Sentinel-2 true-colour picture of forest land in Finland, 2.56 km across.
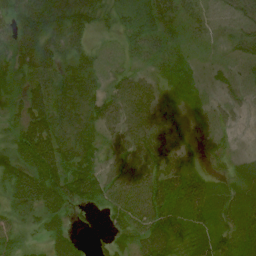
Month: July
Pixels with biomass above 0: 82%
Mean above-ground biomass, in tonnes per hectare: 47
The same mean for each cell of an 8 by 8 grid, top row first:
78 107 69 33 32 37 25 43
80 76 47 20 37 23 16 41
36 59 63 26 24 28 9 28
26 94 47 50 48 14 23 16
63 112 50 31 63 25 15 5
70 111 85 59 62 58 33 28
39 69 39 50 78 60 65 50
39 33 16 29 67 66 51 42
